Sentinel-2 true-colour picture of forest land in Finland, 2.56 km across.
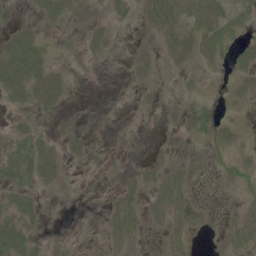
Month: June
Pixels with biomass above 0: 54%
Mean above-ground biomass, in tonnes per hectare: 17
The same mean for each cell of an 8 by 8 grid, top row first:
1 23 11 12 18 43 45 17
43 16 9 9 9 24 31 18
47 38 3 0 11 7 5 14
15 15 3 1 6 13 19 4
29 22 12 4 2 11 13 16
31 28 4 4 17 23 2 26
26 6 3 16 20 34 10 15
48 21 13 18 8 19 5 26
